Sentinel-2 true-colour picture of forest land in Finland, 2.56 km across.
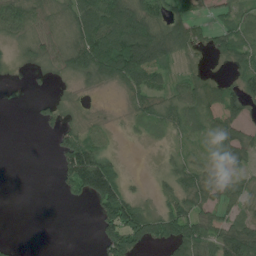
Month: July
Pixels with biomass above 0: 65%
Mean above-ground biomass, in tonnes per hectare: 46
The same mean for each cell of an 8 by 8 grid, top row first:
91 41 82 122 103 50 18 41
23 48 97 129 169 80 35 55
5 14 26 54 69 34 29 44
0 24 7 3 37 54 57 56
0 3 86 10 4 20 20 57
0 0 142 116 6 50 54 37
0 0 3 114 50 47 42 38
5 0 0 79 57 68 68 101
